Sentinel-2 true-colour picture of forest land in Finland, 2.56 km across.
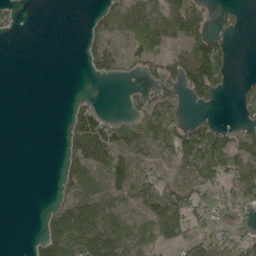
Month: May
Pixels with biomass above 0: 50%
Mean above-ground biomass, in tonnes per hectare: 42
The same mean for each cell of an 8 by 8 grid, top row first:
12 0 1 50 69 82 27 6
0 0 22 40 40 50 97 0
0 0 1 22 24 58 134 8
0 0 52 8 55 32 16 21
0 0 85 95 56 89 111 74
0 0 55 60 73 58 84 93
0 17 73 52 70 112 46 51
0 82 79 62 30 74 62 49
